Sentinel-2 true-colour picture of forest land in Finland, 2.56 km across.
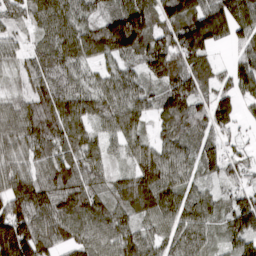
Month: March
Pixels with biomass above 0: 94%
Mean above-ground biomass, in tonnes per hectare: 99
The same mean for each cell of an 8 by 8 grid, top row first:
71 100 80 132 173 83 153 124
47 91 113 139 135 137 100 54
37 108 60 73 75 132 86 89
113 143 114 112 81 143 117 65
105 112 100 52 72 90 58 40
107 78 97 53 110 79 41 55
128 123 129 96 98 95 77 98
308 120 97 105 95 80 69 87
